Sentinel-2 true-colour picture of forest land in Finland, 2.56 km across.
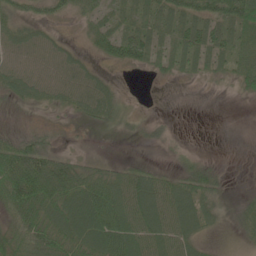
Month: June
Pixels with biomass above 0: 69%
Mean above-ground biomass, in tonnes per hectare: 37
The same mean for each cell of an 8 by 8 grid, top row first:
41 36 27 27 34 45 58 74
54 50 18 43 58 41 52 44
57 59 52 15 4 13 12 32
9 9 28 32 6 1 0 0
47 27 4 1 6 7 0 0
102 92 51 42 41 25 34 1
65 62 77 70 67 58 31 22
51 71 60 81 62 47 14 9
